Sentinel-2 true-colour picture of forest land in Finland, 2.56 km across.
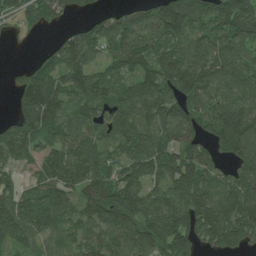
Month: July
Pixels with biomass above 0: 85%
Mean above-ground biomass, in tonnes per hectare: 104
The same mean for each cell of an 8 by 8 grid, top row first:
70 96 27 58 77 179 142 181
6 33 122 83 100 89 134 124
48 108 99 70 99 132 141 144
60 136 72 89 108 100 128 148
131 79 104 100 131 97 86 143
39 89 106 82 113 149 82 104
123 112 72 140 137 166 161 135
103 59 80 83 103 173 86 82
